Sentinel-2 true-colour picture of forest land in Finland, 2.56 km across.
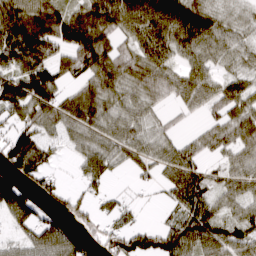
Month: March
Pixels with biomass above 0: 78%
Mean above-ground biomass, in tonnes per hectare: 74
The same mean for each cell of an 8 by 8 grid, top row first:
133 134 91 102 114 130 87 35
126 109 131 78 79 75 68 52
93 110 56 87 84 68 62 54
75 82 96 62 50 28 42 77
111 79 58 67 65 51 54 76
86 56 36 35 26 79 57 64
118 47 64 37 12 59 78 54
35 95 61 78 88 103 91 76
